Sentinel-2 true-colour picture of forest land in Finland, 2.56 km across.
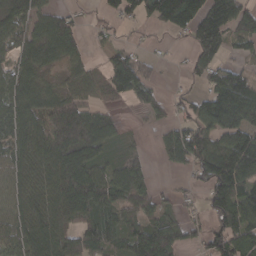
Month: March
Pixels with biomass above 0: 75%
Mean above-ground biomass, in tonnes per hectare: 82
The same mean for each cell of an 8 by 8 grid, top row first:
93 84 18 36 58 107 134 100
83 100 44 44 19 11 132 42
91 43 66 106 90 6 66 86
107 105 94 28 45 32 102 139
84 124 134 46 11 109 112 111
73 103 134 69 63 12 110 119
78 100 130 90 78 33 65 117
101 107 120 75 161 84 99 102
